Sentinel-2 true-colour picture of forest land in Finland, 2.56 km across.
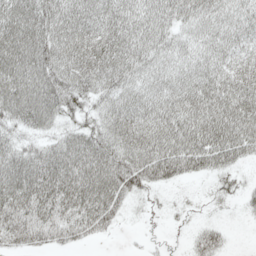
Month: May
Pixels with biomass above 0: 85%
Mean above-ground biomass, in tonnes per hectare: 53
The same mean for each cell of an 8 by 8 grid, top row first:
74 71 61 64 62 60 57 45
79 79 74 75 64 44 42 46
82 80 66 57 44 43 55 63
65 70 32 47 52 63 77 81
38 35 63 58 73 76 84 79
82 85 89 76 57 48 34 22
69 65 63 55 9 8 5 10
41 37 24 5 3 0 34 0
